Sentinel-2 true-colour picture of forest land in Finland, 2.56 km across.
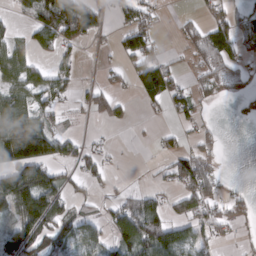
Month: March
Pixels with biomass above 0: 51%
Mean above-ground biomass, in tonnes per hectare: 61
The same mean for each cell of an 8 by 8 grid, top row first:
24 125 143 36 52 12 36 52
57 49 40 17 82 10 109 63
71 64 21 19 83 47 54 45
119 58 22 42 13 41 11 16
202 137 36 9 3 25 36 0
126 98 46 16 2 73 100 1
125 155 39 42 82 56 78 49
134 114 89 57 148 108 51 18
